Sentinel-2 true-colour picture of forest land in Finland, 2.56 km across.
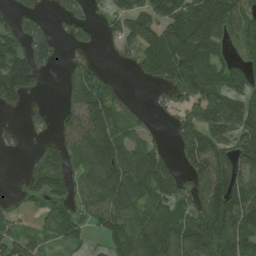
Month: July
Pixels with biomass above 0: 67%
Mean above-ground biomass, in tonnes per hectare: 74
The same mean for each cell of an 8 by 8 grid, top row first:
53 22 36 46 87 85 125 70
93 85 32 13 114 154 134 44
135 11 89 26 32 87 96 44
13 20 124 103 21 43 88 91
18 40 115 128 51 40 101 71
6 132 60 125 110 73 107 79
20 48 44 104 92 71 110 119
73 40 35 61 112 109 131 99
